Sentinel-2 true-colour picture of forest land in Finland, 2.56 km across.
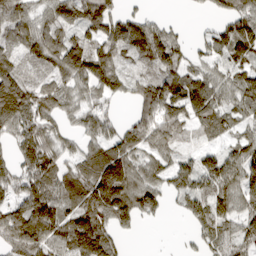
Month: March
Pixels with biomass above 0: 80%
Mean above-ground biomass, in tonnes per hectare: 86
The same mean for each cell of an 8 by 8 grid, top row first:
90 62 89 87 51 4 22 107
59 105 98 92 143 90 58 127
98 66 80 84 67 107 77 84
141 80 58 36 74 106 105 74
67 82 47 94 88 58 36 68
81 118 91 172 83 88 125 108
99 143 105 144 96 24 119 70
129 115 155 87 2 1 76 87
